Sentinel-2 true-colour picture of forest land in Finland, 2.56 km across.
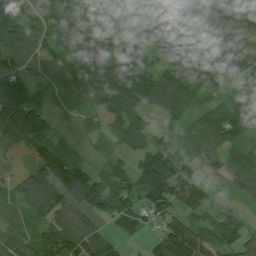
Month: August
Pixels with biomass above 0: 92%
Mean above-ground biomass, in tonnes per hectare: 87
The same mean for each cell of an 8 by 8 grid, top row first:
123 80 73 80 62 97 109 156
121 81 96 103 78 68 23 90
101 67 156 136 117 109 51 42
108 58 75 85 93 81 66 82
73 68 29 38 76 60 87 64
54 131 96 82 121 120 52 101
88 154 80 98 76 71 51 28
83 145 132 62 33 158 89 73
